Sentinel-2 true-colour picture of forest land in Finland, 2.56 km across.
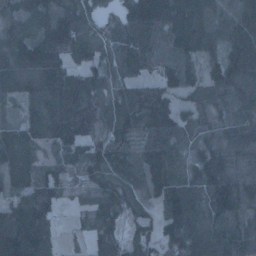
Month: January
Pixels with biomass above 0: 90%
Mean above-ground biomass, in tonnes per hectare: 75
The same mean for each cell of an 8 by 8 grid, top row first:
78 107 92 27 120 112 72 83
90 128 121 62 77 92 58 94
91 115 97 69 58 98 45 87
17 89 107 80 109 83 41 53
69 58 89 86 46 63 41 71
48 50 65 82 74 65 77 67
60 68 27 77 44 117 72 72
122 67 11 62 57 102 92 65
